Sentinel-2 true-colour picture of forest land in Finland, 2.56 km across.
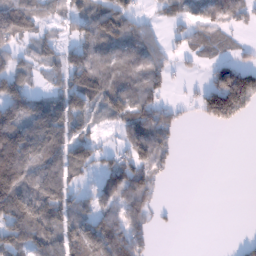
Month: January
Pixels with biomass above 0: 63%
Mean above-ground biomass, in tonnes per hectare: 80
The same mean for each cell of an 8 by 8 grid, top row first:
138 47 80 118 37 62 82 63
58 45 83 92 85 26 59 19
87 27 124 92 87 17 46 176
122 170 97 82 105 40 114 111
214 189 95 20 121 45 0 0
209 179 52 80 93 12 0 0
185 207 62 85 81 5 0 0
120 149 135 138 52 0 0 9
